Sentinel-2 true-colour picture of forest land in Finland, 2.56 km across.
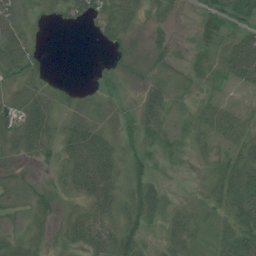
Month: July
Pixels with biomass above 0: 70%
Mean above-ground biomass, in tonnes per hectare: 28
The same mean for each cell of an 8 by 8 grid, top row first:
47 15 27 32 19 11 22 30
40 6 0 9 6 10 22 74
25 18 2 2 11 11 14 34
27 42 34 21 32 13 32 22
34 30 64 36 24 20 19 45
8 7 73 51 30 2 19 63
7 22 26 49 49 25 23 68
23 11 39 49 24 38 12 65
